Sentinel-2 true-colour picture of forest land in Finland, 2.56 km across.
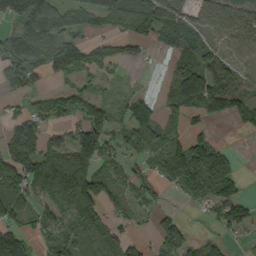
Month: September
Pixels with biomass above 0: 67%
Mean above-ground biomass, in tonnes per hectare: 73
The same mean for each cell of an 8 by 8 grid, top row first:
105 131 78 99 94 81 58 92
97 92 71 35 31 78 61 52
92 28 35 17 2 80 130 62
25 70 83 54 55 60 102 82
113 76 121 46 61 89 84 1
108 137 147 57 50 121 152 38
98 72 127 51 36 17 43 94
109 66 80 67 26 108 37 15
